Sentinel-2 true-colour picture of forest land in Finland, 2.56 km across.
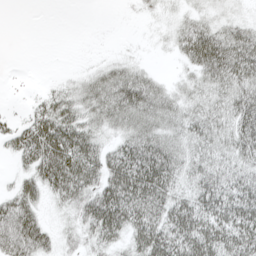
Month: April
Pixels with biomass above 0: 74%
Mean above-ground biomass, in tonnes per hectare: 38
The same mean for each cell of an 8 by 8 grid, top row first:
0 0 0 0 7 15 21 16
0 0 0 2 4 24 81 63
2 4 17 42 35 14 42 57
6 41 37 45 53 39 41 56
35 72 60 25 57 41 41 48
19 59 64 58 82 48 51 45
55 17 38 74 64 56 60 67
69 34 22 36 55 63 70 67
